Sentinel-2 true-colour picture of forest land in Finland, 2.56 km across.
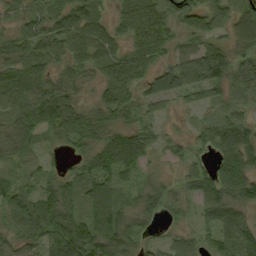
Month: September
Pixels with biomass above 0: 85%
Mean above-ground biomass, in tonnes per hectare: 51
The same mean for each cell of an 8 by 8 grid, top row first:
32 53 64 30 74 48 67 50
57 59 67 54 72 29 52 39
50 53 36 65 49 74 79 41
59 79 50 57 28 15 18 29
48 17 43 67 45 21 41 90
32 34 44 64 24 12 58 90
69 79 51 76 40 23 51 46
48 61 101 82 26 29 39 83
